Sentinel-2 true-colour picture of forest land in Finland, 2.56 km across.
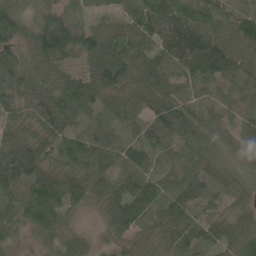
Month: May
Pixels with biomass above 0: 97%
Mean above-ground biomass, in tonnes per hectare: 74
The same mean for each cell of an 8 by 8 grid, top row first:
82 68 40 32 93 104 76 54
79 119 85 90 74 98 123 77
85 66 80 123 77 59 64 55
75 113 81 58 69 95 44 34
115 90 94 72 74 55 60 56
112 89 91 94 75 58 80 39
58 121 46 64 112 97 48 32
21 30 45 31 49 80 66 76
